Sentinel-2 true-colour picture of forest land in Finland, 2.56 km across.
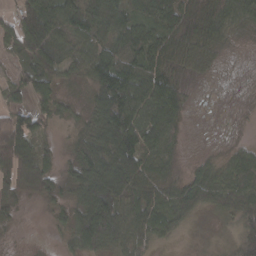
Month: March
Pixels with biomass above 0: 84%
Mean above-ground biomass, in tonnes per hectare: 59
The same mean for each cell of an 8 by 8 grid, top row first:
50 87 85 98 57 74 77 66
46 122 64 60 82 76 59 11
36 67 35 114 85 51 13 5
65 41 26 122 71 61 2 6
116 17 61 120 69 33 5 22
92 72 76 122 80 33 55 70
42 20 74 112 79 64 39 80
7 3 79 79 54 16 9 84
